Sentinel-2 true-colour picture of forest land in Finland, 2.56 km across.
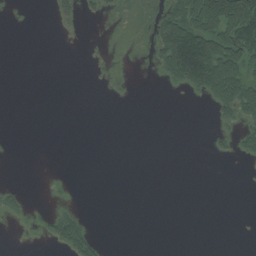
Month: August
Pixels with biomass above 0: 18%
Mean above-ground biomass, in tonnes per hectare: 18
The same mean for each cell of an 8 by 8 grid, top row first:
0 2 15 6 7 67 129 151
0 0 0 1 2 122 127 102
0 0 0 3 0 40 104 73
0 0 0 0 0 0 3 49
0 0 0 0 0 0 3 20
0 1 0 0 0 0 0 0
13 2 5 0 0 0 0 0
0 12 60 0 0 0 0 0
